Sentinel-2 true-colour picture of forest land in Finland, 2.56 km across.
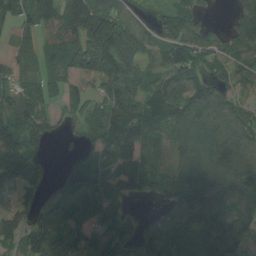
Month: August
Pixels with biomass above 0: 83%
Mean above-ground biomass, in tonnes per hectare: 92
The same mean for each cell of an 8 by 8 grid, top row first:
63 96 148 135 33 89 25 67
35 71 168 237 108 86 70 84
58 70 70 135 87 83 95 55
92 44 46 80 98 109 137 92
100 42 21 95 90 63 134 137
112 31 105 87 123 77 133 145
61 67 98 84 8 97 144 113
79 119 79 97 82 127 137 110
